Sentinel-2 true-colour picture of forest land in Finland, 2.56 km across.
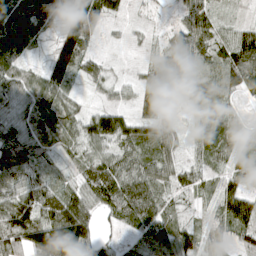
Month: April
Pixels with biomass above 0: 87%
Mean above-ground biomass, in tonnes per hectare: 63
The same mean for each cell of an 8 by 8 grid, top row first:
115 67 123 48 12 26 49 9
95 34 109 5 13 92 60 102
67 71 35 27 53 78 44 86
58 81 37 64 54 28 42 17
104 47 58 66 74 49 52 44
76 38 42 104 85 51 39 64
109 87 94 70 106 30 20 96
81 158 131 30 65 83 27 35
